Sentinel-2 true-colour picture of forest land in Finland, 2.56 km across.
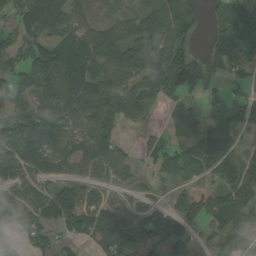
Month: August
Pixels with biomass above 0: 74%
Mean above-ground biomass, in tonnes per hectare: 64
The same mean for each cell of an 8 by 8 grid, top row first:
50 125 43 26 63 113 31 76
39 69 76 69 90 100 29 89
67 81 96 74 73 97 68 27
85 72 64 69 47 35 31 43
81 65 62 76 23 49 88 45
80 41 44 49 15 42 56 139
66 91 92 73 33 60 74 107
33 42 36 104 65 87 24 31
